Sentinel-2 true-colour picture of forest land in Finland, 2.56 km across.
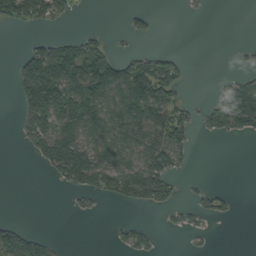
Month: September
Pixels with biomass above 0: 39%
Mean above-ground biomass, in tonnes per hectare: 48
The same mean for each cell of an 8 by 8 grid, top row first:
87 85 6 0 23 0 3 0
3 87 84 39 12 7 0 13
44 146 119 107 115 83 2 50
23 137 95 89 91 72 52 181
8 127 120 86 79 72 0 1
0 18 126 111 95 36 4 0
0 0 15 4 27 32 43 4
104 32 0 9 38 0 10 0
